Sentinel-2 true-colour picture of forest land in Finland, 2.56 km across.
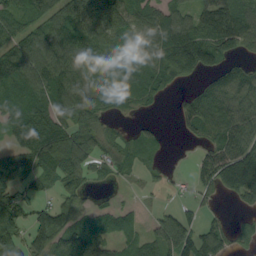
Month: September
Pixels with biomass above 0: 74%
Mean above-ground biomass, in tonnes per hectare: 75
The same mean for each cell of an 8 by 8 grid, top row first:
90 90 121 138 99 80 22 85
90 110 120 100 117 133 106 34
110 119 97 86 93 51 41 97
100 101 100 43 16 27 110 104
73 96 72 57 65 2 50 107
80 72 76 33 25 7 67 140
79 60 57 33 13 29 23 23
74 121 109 60 52 109 78 39
